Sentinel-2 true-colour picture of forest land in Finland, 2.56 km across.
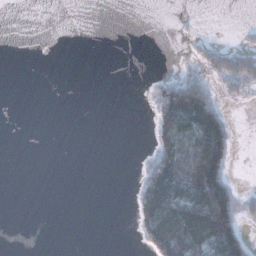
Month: November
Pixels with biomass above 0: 23%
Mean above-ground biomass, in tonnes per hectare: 31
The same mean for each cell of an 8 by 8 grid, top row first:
0 0 0 0 0 2 0 0
0 0 0 0 0 0 28 34
0 0 0 0 2 62 38 63
0 0 0 0 2 178 127 0
0 0 0 0 1 127 146 5
0 0 0 0 59 144 140 4
0 0 0 0 95 113 145 60
0 0 0 0 42 132 108 109
